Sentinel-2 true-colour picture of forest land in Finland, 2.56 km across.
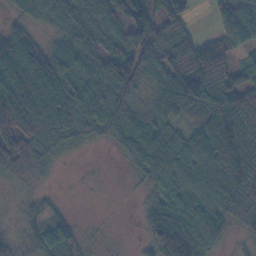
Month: November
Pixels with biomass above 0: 84%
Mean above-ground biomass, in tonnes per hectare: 68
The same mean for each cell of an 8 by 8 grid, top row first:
21 52 63 77 98 77 13 124
103 45 66 76 112 90 66 59
137 121 79 96 45 80 96 53
182 163 107 80 39 59 77 129
89 92 25 27 75 62 74 92
45 17 1 0 47 89 91 82
11 22 0 0 33 114 75 59
24 61 19 1 45 197 86 11
